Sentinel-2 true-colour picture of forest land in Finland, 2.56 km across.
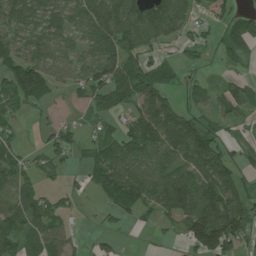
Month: July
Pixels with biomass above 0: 68%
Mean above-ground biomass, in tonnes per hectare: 61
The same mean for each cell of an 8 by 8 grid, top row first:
69 63 71 90 89 86 45 44
59 74 50 100 65 22 24 63
97 83 42 85 98 30 18 30
37 86 74 48 78 68 40 39
34 45 36 69 107 102 86 21
48 21 14 94 91 70 89 58
79 57 7 41 57 73 133 95
66 65 7 16 2 12 159 77
